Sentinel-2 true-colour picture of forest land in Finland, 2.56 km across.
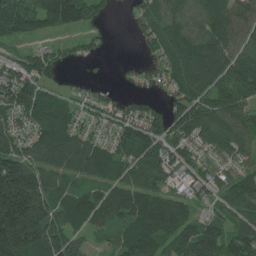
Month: July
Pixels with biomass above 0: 84%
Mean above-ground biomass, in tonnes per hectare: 114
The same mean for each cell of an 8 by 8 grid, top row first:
197 160 142 22 82 103 128 129
40 48 30 5 35 134 140 108
125 82 18 7 25 127 162 145
114 139 55 75 80 86 133 150
113 153 120 97 138 93 98 130
295 127 81 89 114 53 74 84
360 168 133 124 143 100 42 100
330 234 66 49 147 105 146 137
